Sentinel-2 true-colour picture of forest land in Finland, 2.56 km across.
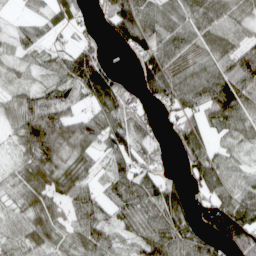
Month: April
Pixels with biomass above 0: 81%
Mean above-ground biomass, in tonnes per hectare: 68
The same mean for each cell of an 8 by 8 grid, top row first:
15 53 38 82 85 66 74 47
43 43 62 20 84 75 63 71
37 35 113 77 63 86 90 110
70 112 48 87 44 52 97 79
43 121 96 75 75 58 67 40
37 94 85 59 75 22 87 43
42 72 67 53 79 90 70 114
45 72 60 53 77 103 65 121
